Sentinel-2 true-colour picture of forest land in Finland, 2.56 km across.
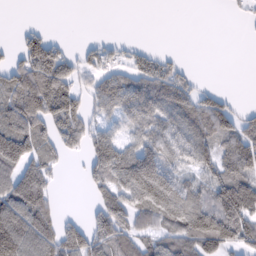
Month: February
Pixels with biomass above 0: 60%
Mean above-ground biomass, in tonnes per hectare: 69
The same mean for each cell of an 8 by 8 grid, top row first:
0 0 0 0 0 0 0 8
33 100 12 22 18 2 0 0
97 143 53 61 76 62 2 0
126 129 76 55 85 84 99 33
183 76 61 101 85 78 81 87
90 57 20 104 206 80 51 67
114 68 3 118 92 123 126 162
157 95 97 92 50 88 138 107
